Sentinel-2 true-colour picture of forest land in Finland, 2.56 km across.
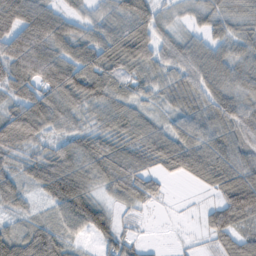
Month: February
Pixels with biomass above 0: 87%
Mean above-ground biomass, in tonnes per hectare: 58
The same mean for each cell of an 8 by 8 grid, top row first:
73 71 31 54 84 19 42 53
86 90 66 86 90 55 52 50
79 88 94 70 47 47 68 70
67 89 51 61 34 40 59 66
69 38 57 56 55 72 65 58
45 92 77 69 59 32 69 80
33 29 96 30 23 2 29 113
63 78 23 43 13 2 24 60
